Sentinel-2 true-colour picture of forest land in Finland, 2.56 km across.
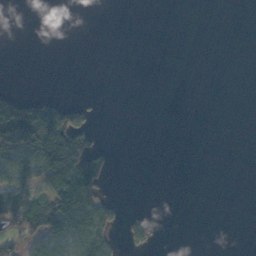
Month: November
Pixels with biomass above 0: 21%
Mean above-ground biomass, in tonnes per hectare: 34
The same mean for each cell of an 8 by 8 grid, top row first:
0 0 0 0 0 0 0 0
0 0 0 0 0 0 0 0
0 0 0 0 0 0 0 0
169 87 56 0 0 0 0 0
227 274 140 3 0 0 0 0
139 143 206 10 0 0 0 0
115 121 147 29 3 0 0 0
59 83 80 30 37 0 0 0
